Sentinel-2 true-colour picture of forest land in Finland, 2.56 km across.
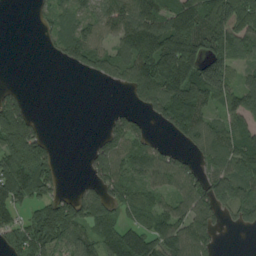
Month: August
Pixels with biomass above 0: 67%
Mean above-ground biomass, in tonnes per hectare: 82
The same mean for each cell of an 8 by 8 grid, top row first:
0 39 66 106 126 109 120 144
0 16 107 76 173 179 119 83
1 0 6 53 145 170 207 70
119 0 0 21 40 154 86 94
169 52 1 80 66 22 98 133
126 89 7 104 69 88 78 106
67 74 117 86 70 71 94 94
66 98 84 98 110 107 70 0
